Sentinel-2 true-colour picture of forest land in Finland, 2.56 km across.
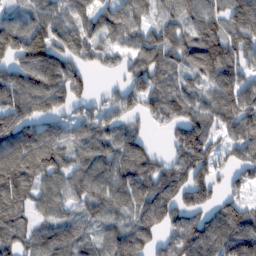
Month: February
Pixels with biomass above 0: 85%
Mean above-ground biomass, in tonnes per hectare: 96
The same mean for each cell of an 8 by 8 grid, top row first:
61 104 104 105 68 83 98 108
143 154 110 69 104 103 109 87
126 150 75 18 110 78 99 90
121 92 56 73 70 83 97 121
126 110 89 110 60 86 104 87
116 99 104 116 104 106 111 51
89 64 68 98 119 100 81 79
74 93 86 96 84 95 140 151
